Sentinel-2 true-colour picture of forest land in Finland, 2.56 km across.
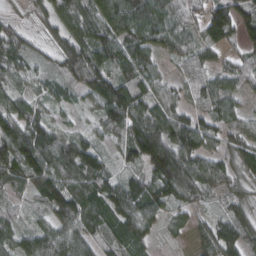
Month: March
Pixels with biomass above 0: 91%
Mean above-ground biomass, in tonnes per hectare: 83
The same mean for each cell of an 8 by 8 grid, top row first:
24 55 112 118 109 77 113 110
90 40 119 96 94 63 62 55
40 40 91 121 79 41 72 67
99 43 24 132 111 82 73 47
146 120 78 45 155 122 65 74
86 134 133 59 75 165 89 64
41 89 137 98 111 59 29 77
78 93 105 69 55 16 87 82
